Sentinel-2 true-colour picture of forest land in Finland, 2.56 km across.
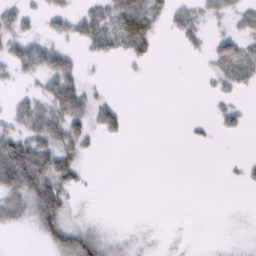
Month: February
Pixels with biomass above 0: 43%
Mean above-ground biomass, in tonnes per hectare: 20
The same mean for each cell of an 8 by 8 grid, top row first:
30 23 27 33 52 20 14 14
33 33 14 26 25 3 13 28
16 33 26 1 2 0 8 31
25 45 44 28 0 0 3 16
68 53 37 3 0 0 6 0
80 72 22 0 0 0 0 7
43 81 5 0 0 0 0 1
0 32 57 15 3 2 0 4
